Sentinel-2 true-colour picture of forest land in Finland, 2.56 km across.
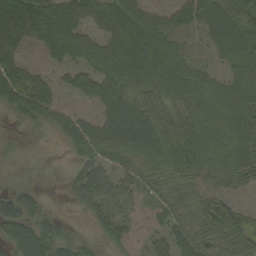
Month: September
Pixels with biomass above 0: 89%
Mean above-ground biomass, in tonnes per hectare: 55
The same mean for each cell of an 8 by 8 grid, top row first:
88 77 63 67 64 53 59 69
66 56 57 67 86 62 27 36
68 37 46 75 75 85 64 58
32 58 38 76 77 65 96 84
10 5 54 74 81 81 94 77
7 3 42 41 40 55 50 57
60 20 21 51 28 50 67 54
70 86 28 29 22 54 54 56
